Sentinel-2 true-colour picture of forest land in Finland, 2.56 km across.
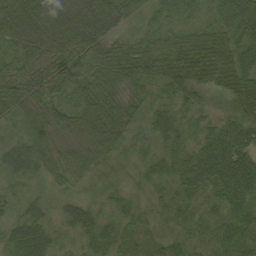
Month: September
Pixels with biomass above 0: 98%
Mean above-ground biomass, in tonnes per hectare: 51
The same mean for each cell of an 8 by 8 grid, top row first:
87 51 60 60 26 42 29 75
67 59 61 62 62 112 108 55
73 74 65 74 72 84 60 56
63 62 66 62 31 35 26 50
38 55 41 55 18 35 52 52
36 30 31 18 23 47 74 89
24 26 32 22 20 33 26 60
59 45 26 50 47 32 26 60
